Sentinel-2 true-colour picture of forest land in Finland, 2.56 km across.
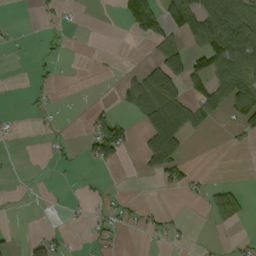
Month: September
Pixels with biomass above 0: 28%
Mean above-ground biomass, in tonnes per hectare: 29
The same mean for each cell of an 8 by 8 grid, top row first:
0 11 3 1 88 74 98 97
2 8 0 0 4 62 83 129
0 1 0 1 68 99 81 98
2 3 1 19 56 97 53 78
1 8 13 94 38 78 1 6
1 0 6 2 13 43 6 0
3 2 5 21 13 2 30 42
6 26 3 19 6 14 2 8
